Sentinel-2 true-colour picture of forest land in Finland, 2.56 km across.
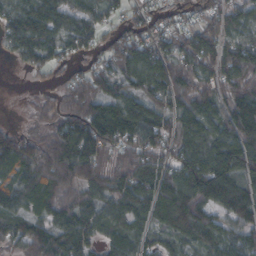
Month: October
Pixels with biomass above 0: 88%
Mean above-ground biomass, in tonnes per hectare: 79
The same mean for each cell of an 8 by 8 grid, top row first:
82 86 52 37 45 44 50 67
63 88 53 53 76 69 87 95
0 18 61 79 107 100 74 89
1 41 107 111 100 89 88 128
93 81 130 88 83 78 99 126
73 106 74 89 100 90 139 101
64 73 77 69 87 133 85 112
68 93 88 60 65 57 77 71
